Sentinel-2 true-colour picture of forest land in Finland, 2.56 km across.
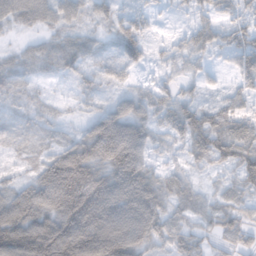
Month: November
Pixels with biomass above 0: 86%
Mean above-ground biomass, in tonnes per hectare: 67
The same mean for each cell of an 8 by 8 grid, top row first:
65 55 39 35 30 9 32 38
21 48 47 22 43 26 46 63
47 18 26 22 15 29 22 49
22 18 17 77 68 64 51 51
21 27 101 186 93 31 90 88
22 142 211 115 95 30 18 65
146 135 212 148 126 35 24 36
156 211 179 170 92 30 18 29
